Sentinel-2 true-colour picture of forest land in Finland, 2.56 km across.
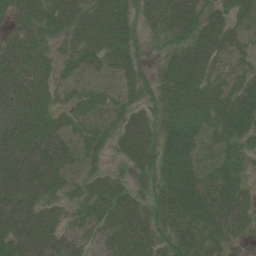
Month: July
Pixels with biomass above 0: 87%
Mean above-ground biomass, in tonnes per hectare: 45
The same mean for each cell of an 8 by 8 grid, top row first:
28 40 44 58 20 66 40 38
43 24 46 53 6 34 63 37
53 34 30 28 16 67 52 39
59 40 33 33 24 48 55 74
65 59 33 25 42 94 36 34
85 63 27 23 21 87 54 34
67 36 24 54 36 75 87 50
67 55 32 41 49 40 49 37
